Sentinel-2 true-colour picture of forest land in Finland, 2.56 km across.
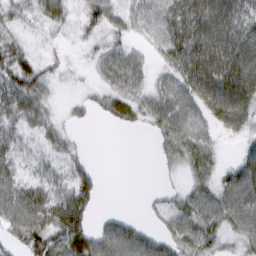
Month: March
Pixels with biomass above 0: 78%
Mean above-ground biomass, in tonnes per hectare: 41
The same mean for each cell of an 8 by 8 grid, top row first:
32 34 28 38 38 57 86 63
40 13 12 35 17 58 84 79
64 33 7 40 29 46 86 87
49 27 12 32 40 52 46 71
40 28 11 0 0 46 30 19
42 36 51 0 0 12 34 70
64 61 61 2 6 36 57 71
33 71 71 66 47 43 48 36
